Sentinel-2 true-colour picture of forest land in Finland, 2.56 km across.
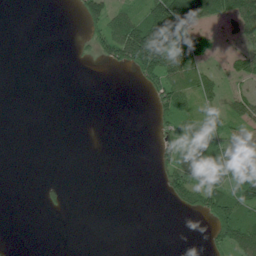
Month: July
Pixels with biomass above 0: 34%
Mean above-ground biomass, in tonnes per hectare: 31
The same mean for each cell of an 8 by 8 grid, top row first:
0 0 38 67 80 157 64 87
0 0 7 85 223 117 26 22
0 0 0 0 49 49 35 27
0 0 0 0 0 65 31 48
0 0 0 0 0 43 67 58
0 1 0 0 0 59 57 69
0 9 0 0 0 21 78 92
1 0 0 0 0 0 23 112
